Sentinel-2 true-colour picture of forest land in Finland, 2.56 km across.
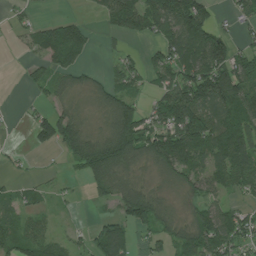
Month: July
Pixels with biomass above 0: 67%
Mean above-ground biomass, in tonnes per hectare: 64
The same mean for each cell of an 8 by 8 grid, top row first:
20 11 15 79 116 161 75 44
8 111 83 9 21 113 136 46
1 54 32 41 42 94 144 111
2 42 29 85 55 149 95 99
3 49 104 133 103 152 101 99
13 7 30 108 24 67 70 76
37 18 4 34 142 21 50 45
63 45 22 113 25 65 103 69
